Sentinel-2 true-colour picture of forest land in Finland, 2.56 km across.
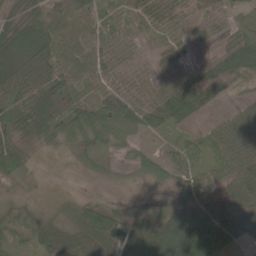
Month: May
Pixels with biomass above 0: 87%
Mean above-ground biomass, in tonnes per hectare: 48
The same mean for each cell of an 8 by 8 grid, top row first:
32 49 29 28 45 53 42 17
62 57 24 46 30 47 20 68
50 63 23 41 41 47 97 63
59 77 62 74 60 57 19 27
36 22 33 32 17 21 28 47
27 6 9 12 26 31 31 59
29 15 39 61 70 69 114 67
27 67 71 102 107 125 126 50
